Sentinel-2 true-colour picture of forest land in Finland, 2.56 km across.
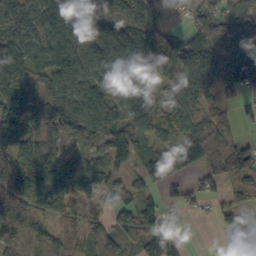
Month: October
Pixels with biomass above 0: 84%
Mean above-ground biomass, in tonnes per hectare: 106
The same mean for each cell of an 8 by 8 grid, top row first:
127 135 140 152 151 28 118 136
120 126 148 200 236 112 86 116
161 100 116 143 214 99 62 104
128 123 147 137 184 140 77 34
121 104 35 118 98 125 108 41
146 126 111 74 81 95 71 79
157 98 52 55 96 56 32 72
99 76 53 59 106 74 0 70
